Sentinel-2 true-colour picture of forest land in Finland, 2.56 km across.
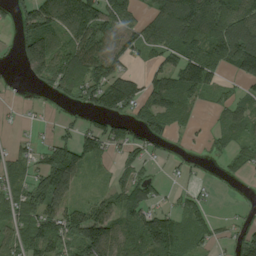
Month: August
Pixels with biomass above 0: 68%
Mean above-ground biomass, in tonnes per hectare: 86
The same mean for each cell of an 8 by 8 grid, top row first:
63 144 213 134 55 173 170 129
51 118 154 121 84 119 139 203
8 111 149 135 78 119 112 65
8 14 42 109 91 84 18 55
30 72 137 70 61 12 29 47
67 142 50 38 56 19 9 21
87 114 72 78 102 61 45 8
77 160 125 106 123 102 40 84
